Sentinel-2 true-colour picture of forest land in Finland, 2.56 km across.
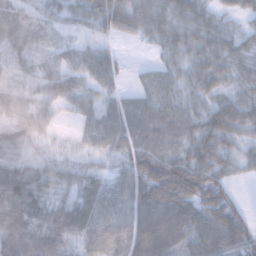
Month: January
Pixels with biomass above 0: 90%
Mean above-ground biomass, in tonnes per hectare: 50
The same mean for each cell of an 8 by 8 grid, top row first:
54 24 32 64 54 55 42 31
43 18 24 13 8 47 55 46
16 30 28 33 0 18 46 38
43 22 29 51 57 53 59 60
49 14 15 47 64 53 69 39
76 52 45 40 90 122 76 17
89 65 66 55 86 110 81 33
86 85 34 29 91 70 87 81
